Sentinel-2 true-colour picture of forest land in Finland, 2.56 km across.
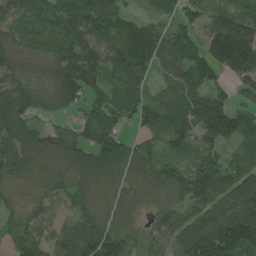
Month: June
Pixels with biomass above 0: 91%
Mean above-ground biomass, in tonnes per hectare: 108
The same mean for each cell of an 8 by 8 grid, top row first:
80 103 160 114 44 67 81 122
90 125 172 125 161 119 116 211
97 92 175 76 67 85 83 93
180 58 58 98 113 104 223 102
129 104 102 114 57 68 78 91
96 87 104 82 86 89 133 116
66 68 84 70 51 87 110 153
82 81 159 149 69 96 212 219
